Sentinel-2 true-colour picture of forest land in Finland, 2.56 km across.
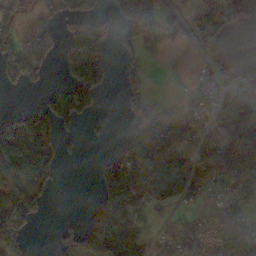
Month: November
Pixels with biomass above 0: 51%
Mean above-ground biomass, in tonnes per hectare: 72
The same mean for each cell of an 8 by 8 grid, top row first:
69 27 130 42 90 32 81 32
100 96 191 59 67 19 26 0
74 15 196 43 42 1 11 5
28 91 160 1 68 32 68 57
90 67 19 14 135 90 55 102
98 112 0 125 127 165 50 86
108 25 4 169 61 39 50 95
74 4 81 212 98 79 69 142
